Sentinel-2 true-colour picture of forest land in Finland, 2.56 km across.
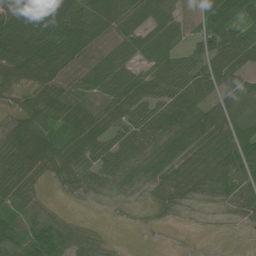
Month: June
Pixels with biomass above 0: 84%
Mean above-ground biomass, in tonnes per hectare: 57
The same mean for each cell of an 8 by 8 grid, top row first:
84 104 76 98 79 45 74 78
97 106 90 57 51 37 61 89
58 81 51 62 64 79 76 36
45 53 42 39 67 80 71 39
115 98 78 60 57 87 83 77
108 38 56 50 53 57 51 59
56 26 4 9 9 19 10 32
69 73 37 5 1 2 2 3
